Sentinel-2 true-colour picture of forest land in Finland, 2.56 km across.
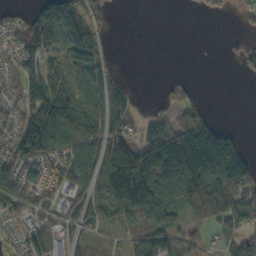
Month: October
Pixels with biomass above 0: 65%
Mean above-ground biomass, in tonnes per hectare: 81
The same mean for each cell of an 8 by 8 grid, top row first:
30 104 123 18 0 0 14 14
83 119 154 9 0 0 0 27
62 140 107 97 0 14 0 5
61 188 157 144 15 55 33 0
92 140 105 116 113 188 220 57
82 73 75 152 212 206 216 138
75 47 52 85 173 118 120 106
57 71 42 26 64 67 44 75
